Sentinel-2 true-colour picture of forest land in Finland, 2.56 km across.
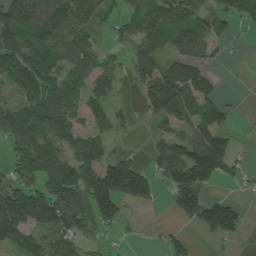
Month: July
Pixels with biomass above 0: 67%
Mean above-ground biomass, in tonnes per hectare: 77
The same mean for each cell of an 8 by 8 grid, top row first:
148 157 97 47 88 103 68 83
135 112 94 30 81 76 63 5
87 107 78 64 93 135 70 0
80 125 75 49 41 110 89 6
65 94 98 38 7 75 117 15
60 99 138 147 88 100 127 29
165 148 110 106 19 62 111 39
93 50 53 12 3 39 18 25
